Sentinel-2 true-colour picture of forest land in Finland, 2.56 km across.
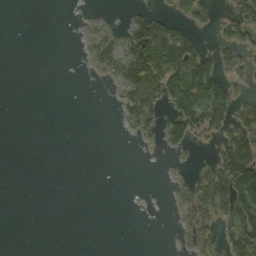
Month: September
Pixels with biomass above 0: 30%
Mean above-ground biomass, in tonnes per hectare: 32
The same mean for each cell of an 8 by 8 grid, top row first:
0 0 2 3 31 35 35 53
0 0 3 20 112 135 24 59
0 0 0 12 138 127 126 23
0 0 0 2 70 73 119 66
0 0 0 0 7 31 9 114
0 0 0 0 0 8 71 162
0 0 0 0 0 23 76 119
0 0 0 0 0 7 37 116
